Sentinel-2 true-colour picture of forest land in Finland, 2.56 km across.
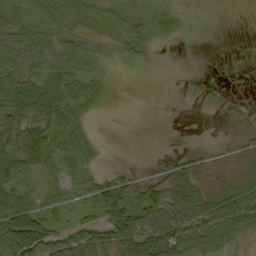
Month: September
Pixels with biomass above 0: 63%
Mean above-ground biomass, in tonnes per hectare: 32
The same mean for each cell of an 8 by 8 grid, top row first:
21 28 35 23 30 18 0 0
44 37 41 16 25 1 0 0
53 46 47 9 1 0 3 1
68 71 27 1 0 0 4 8
74 61 34 0 0 1 6 12
70 23 22 32 14 42 13 17
102 38 27 55 60 75 65 74
101 63 50 53 72 70 60 21
